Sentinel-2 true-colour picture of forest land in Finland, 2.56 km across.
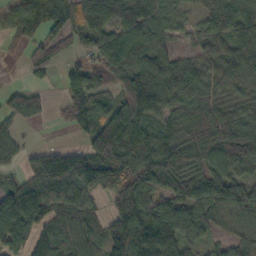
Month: October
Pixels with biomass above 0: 83%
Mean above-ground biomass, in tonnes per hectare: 78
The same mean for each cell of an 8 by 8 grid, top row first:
69 112 79 91 102 35 52 93
24 70 46 105 98 37 63 84
1 29 83 70 129 91 65 70
73 25 78 92 108 71 66 36
35 2 38 184 106 68 103 111
29 103 117 106 112 74 79 68
130 103 78 62 98 102 86 70
111 89 64 72 143 137 43 35
